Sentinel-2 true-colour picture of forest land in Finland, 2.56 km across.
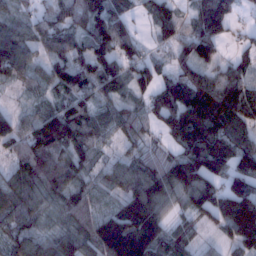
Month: January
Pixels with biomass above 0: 88%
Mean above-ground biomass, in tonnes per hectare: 89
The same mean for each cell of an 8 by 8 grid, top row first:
58 63 81 90 31 82 143 24
103 67 59 118 42 67 101 29
54 70 99 102 80 88 120 97
40 58 88 59 57 121 157 91
78 118 92 36 55 76 161 91
92 86 63 59 115 146 149 123
96 56 66 45 149 62 113 182
94 71 91 198 185 70 21 100
